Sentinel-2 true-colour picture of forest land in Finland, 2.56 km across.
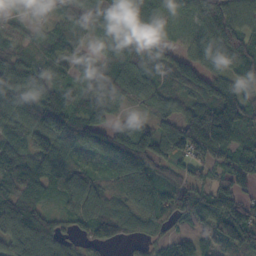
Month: October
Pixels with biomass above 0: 91%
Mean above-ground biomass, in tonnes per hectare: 81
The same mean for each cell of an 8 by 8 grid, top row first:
38 46 66 120 103 35 40 83
56 52 42 82 89 35 61 74
102 68 57 106 88 70 72 63
88 134 78 35 42 62 123 119
70 111 104 119 117 127 175 77
128 96 78 69 88 45 55 98
126 47 92 60 103 81 97 106
105 115 44 66 48 51 37 109
